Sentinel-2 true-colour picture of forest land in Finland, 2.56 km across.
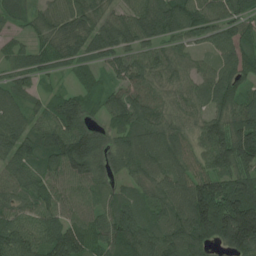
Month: July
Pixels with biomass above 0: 93%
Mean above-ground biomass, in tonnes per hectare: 88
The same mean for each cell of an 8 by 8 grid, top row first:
64 63 92 56 90 101 84 70
50 66 75 90 68 61 41 84
55 32 46 48 77 60 64 85
77 65 97 67 95 57 64 102
94 109 138 72 100 90 99 177
69 76 94 55 66 85 107 130
71 83 74 71 65 98 225 229
103 98 101 94 106 117 100 171
